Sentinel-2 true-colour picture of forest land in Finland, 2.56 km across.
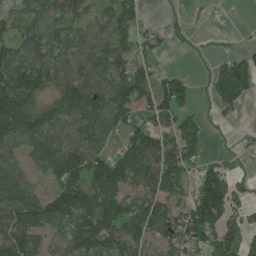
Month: July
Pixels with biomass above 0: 73%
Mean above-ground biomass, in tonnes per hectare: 68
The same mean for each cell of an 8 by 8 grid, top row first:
48 76 65 72 31 6 5 0
71 81 78 76 39 9 8 15
84 75 88 79 71 55 19 68
130 71 83 89 46 86 10 14
75 97 93 42 118 84 24 13
53 53 89 147 90 86 80 27
107 97 117 102 107 96 126 48
100 39 93 72 73 72 68 86
